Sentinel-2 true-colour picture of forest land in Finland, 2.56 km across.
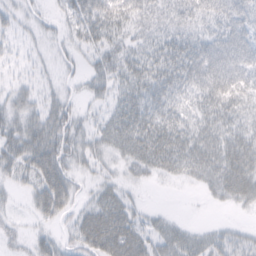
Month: February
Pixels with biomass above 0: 75%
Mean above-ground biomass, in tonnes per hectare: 34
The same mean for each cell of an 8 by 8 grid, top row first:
18 11 45 55 34 30 39 47
12 10 24 35 32 44 51 61
12 9 15 39 42 42 61 49
33 34 19 29 47 34 35 31
46 58 31 34 49 45 42 45
25 69 16 18 18 20 36 58
7 52 25 56 14 1 5 14
16 23 42 66 41 36 32 30
